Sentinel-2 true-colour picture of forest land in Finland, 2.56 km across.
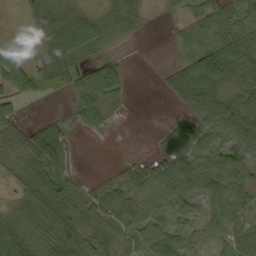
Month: September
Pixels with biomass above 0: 74%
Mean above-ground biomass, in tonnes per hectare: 53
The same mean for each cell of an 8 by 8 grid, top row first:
4 76 42 54 24 14 65 40
16 62 43 17 0 20 86 93
86 71 57 89 0 58 132 86
29 4 52 27 0 20 77 82
43 113 3 1 0 67 59 70
45 86 15 13 49 90 92 64
46 136 56 77 51 44 40 59
135 97 98 50 63 55 31 47
